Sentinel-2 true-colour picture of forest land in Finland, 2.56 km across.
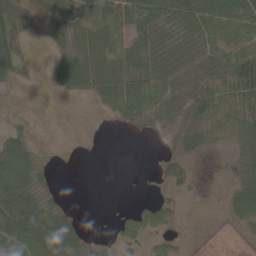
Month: May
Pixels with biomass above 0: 63%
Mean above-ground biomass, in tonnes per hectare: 41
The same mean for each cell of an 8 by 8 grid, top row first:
46 35 35 53 66 62 80 72
42 16 42 53 60 44 43 63
23 12 56 55 67 46 71 125
8 1 0 32 83 41 63 98
68 8 2 0 3 33 35 57
125 17 0 0 1 34 2 48
113 53 10 4 29 18 2 65
85 108 57 14 25 14 0 2
